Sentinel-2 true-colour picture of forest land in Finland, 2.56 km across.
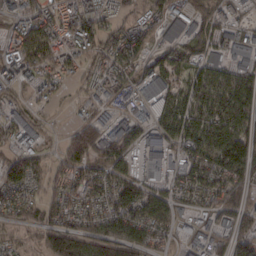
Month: February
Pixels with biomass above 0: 83%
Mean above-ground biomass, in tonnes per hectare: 83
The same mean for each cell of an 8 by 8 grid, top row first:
55 78 114 74 45 72 76 45
88 119 102 78 54 67 79 86
82 68 40 72 79 55 98 96
64 22 26 46 60 117 124 115
70 24 164 122 112 86 128 133
110 93 91 88 86 67 103 90
77 100 77 97 108 66 63 109
44 98 122 92 92 53 78 77
